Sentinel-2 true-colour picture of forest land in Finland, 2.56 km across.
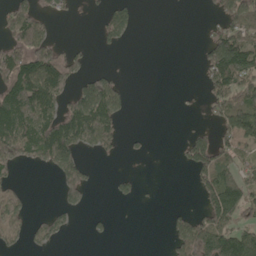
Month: May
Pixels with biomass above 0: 40%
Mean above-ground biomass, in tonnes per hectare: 67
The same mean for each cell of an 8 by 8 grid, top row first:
118 32 5 58 0 0 17 181
100 84 16 18 0 0 85 178
148 150 52 53 0 0 84 154
169 109 143 99 0 4 41 204
162 178 96 59 12 14 119 102
25 15 78 15 5 0 130 105
65 14 32 4 3 11 104 125
33 39 1 9 0 91 186 136
